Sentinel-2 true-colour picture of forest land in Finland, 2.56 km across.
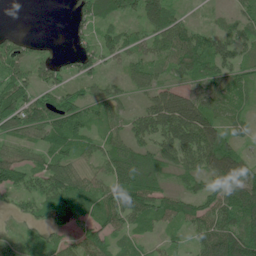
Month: July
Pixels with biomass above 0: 82%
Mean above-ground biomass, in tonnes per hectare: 54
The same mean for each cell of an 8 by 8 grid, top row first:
0 0 46 59 91 38 10 31
46 13 42 53 48 79 63 41
73 56 50 26 56 32 56 45
87 86 75 47 50 102 61 36
43 65 64 55 51 85 76 32
64 75 46 76 75 37 53 84
31 46 43 87 84 72 62 101
28 30 35 47 29 22 62 109
